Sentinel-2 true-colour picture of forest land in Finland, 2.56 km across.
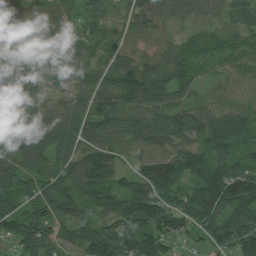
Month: July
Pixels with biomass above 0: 95%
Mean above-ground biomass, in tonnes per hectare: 92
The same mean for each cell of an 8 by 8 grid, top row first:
66 101 95 57 127 69 39 66
64 85 83 71 51 57 67 61
77 42 69 104 128 89 30 39
104 67 76 91 102 78 69 79
109 113 93 83 85 87 111 92
92 69 118 106 131 139 149 159
70 78 72 105 147 117 164 128
87 107 91 162 150 64 75 124
